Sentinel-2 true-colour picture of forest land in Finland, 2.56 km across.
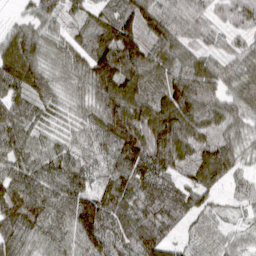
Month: March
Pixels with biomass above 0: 98%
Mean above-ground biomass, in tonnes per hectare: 99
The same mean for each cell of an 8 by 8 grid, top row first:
20 78 57 93 114 82 57 91
116 71 86 153 121 112 48 55
116 94 85 167 128 121 129 103
102 66 65 162 144 179 145 107
100 60 60 112 159 164 104 75
97 87 88 106 114 76 111 44
128 111 132 141 100 102 58 27
100 90 108 115 123 45 62 42
